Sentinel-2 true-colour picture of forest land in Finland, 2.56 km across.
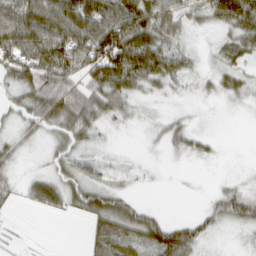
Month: March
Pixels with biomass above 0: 72%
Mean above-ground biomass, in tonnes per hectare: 36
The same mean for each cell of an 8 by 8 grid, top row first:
55 69 78 72 76 53 40 71
57 73 89 96 80 38 10 39
45 58 60 83 52 32 18 35
24 69 68 46 8 9 2 5
21 19 35 7 5 20 12 0
11 30 37 17 8 1 1 7
9 37 35 56 25 0 22 57
4 1 4 59 46 79 20 7
